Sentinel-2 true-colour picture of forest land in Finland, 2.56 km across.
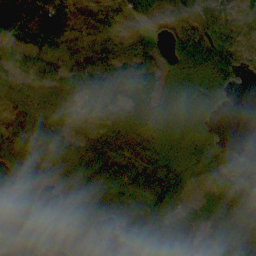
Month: October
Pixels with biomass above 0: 84%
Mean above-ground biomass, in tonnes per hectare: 86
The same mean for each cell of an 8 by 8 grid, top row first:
151 163 62 29 48 64 73 51
53 65 90 54 66 93 180 76
56 78 96 126 93 80 111 60
78 129 56 84 110 83 57 3
155 178 96 103 70 77 65 20
113 103 171 120 99 87 81 166
77 54 139 94 105 62 61 162
53 62 28 18 76 65 31 122
